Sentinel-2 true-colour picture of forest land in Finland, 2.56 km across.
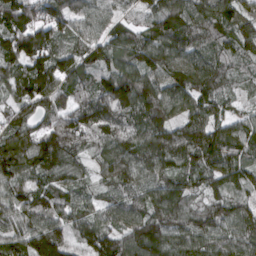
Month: March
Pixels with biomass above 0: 98%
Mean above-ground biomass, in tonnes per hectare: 110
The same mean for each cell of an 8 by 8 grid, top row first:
130 104 86 71 70 137 126 100
125 109 95 112 144 134 92 90
106 145 107 142 142 97 125 64
82 108 121 129 144 86 101 48
142 153 110 100 116 125 147 102
114 102 70 80 110 92 89 82
92 105 90 111 126 138 98 95
94 160 98 127 155 123 115 107
